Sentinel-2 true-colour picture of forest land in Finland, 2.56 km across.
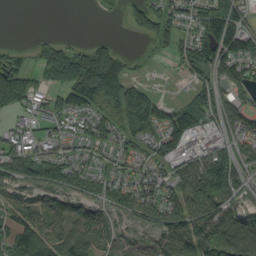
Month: September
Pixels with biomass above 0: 75%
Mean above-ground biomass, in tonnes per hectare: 69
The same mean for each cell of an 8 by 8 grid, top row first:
0 0 0 10 56 52 94 57
19 44 37 45 11 40 99 104
75 75 160 142 25 7 72 80
37 37 61 65 122 84 78 65
68 51 39 52 51 91 60 80
89 83 68 49 50 83 144 51
62 86 69 67 86 84 99 61
79 87 92 74 44 148 135 202
